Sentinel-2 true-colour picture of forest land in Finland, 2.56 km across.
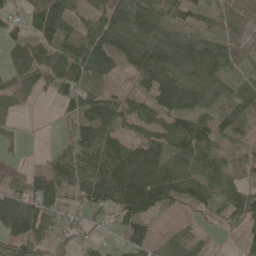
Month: May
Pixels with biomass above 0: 83%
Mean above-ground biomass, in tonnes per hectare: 73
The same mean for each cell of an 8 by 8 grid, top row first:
34 131 52 90 87 51 44 54
64 77 80 123 99 87 79 49
60 57 81 50 87 105 91 42
38 1 83 97 67 85 74 75
20 9 92 103 147 82 79 40
15 110 112 144 175 94 72 68
109 89 52 76 104 37 45 84
99 64 28 18 67 59 46 34
